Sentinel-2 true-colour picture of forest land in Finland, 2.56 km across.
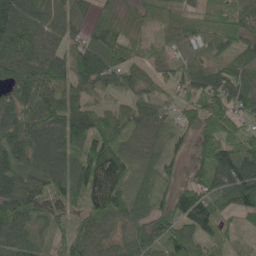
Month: May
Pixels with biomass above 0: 90%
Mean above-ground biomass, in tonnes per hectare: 71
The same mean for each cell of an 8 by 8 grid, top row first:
102 73 60 23 31 45 43 56
110 75 75 60 37 52 38 50
91 95 87 56 43 62 85 79
83 98 90 54 58 33 94 72
87 103 87 80 60 30 86 81
99 103 110 106 32 37 84 121
103 66 52 64 47 107 98 78
77 34 71 47 76 102 64 18
